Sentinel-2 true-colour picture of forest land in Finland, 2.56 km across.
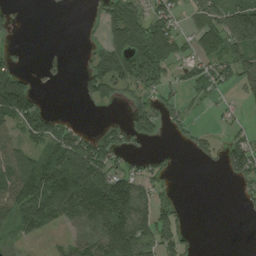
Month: August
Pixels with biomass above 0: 52%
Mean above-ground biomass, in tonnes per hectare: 68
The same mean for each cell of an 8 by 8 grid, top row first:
14 0 1 94 110 53 98 174
20 6 8 70 120 71 66 102
121 18 33 87 88 34 82 64
143 44 1 2 68 41 14 19
73 91 105 69 17 14 48 84
140 151 160 108 62 14 0 76
117 133 153 179 95 58 0 11
51 15 86 160 134 89 0 0
